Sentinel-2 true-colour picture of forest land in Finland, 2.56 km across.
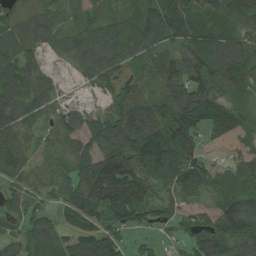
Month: August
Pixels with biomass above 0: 87%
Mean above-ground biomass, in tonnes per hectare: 92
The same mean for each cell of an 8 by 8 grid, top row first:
53 56 57 54 81 103 75 112
83 45 94 114 92 79 112 108
111 50 33 80 99 132 136 101
105 59 61 90 158 136 113 57
100 52 79 107 122 123 88 139
76 65 96 226 121 98 105 62
76 47 106 170 112 75 57 108
52 90 111 98 28 32 120 100
